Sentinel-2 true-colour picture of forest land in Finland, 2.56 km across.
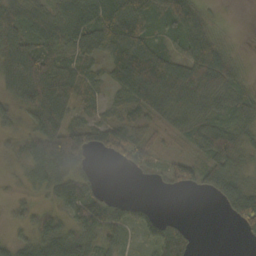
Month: October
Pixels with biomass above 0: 79%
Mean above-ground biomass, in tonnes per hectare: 56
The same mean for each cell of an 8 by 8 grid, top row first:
61 57 83 115 88 100 31 1
75 70 63 93 94 41 89 9
67 106 68 55 127 92 98 36
44 108 38 30 58 62 57 62
36 113 76 57 51 19 72 57
19 83 67 0 14 44 61 46
20 34 84 62 33 0 1 81
26 68 65 42 32 60 0 7
